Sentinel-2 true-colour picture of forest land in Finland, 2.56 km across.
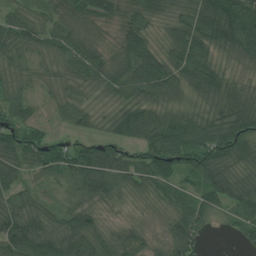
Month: July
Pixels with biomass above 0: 94%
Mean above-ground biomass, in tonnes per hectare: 73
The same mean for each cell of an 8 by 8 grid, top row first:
53 52 75 63 66 59 120 135
69 62 80 43 94 93 81 86
52 45 68 73 118 90 105 35
62 42 59 54 87 64 58 77
84 57 44 73 89 122 115 107
74 53 92 119 85 83 96 58
73 58 72 26 15 65 71 72
110 98 105 53 36 86 17 37
